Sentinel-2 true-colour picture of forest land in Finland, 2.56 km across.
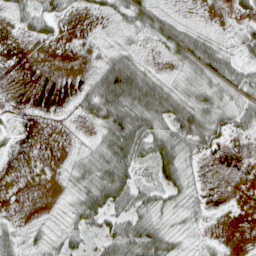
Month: April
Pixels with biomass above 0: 60%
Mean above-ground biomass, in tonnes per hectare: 31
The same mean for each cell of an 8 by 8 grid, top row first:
25 41 7 23 53 16 1 17
0 5 1 19 12 61 61 37
0 0 9 113 72 20 55 55
5 2 25 106 85 84 63 51
4 0 8 71 64 70 40 3
0 0 39 77 17 54 3 0
0 2 49 54 40 30 15 0
30 28 23 50 76 29 9 0
